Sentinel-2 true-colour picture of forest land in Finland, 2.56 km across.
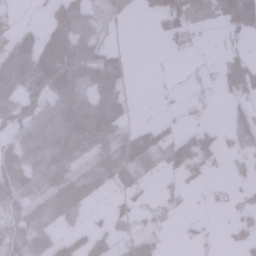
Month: January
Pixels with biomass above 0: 55%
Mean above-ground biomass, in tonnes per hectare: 47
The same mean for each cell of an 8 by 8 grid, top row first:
12 34 65 23 8 92 27 140
64 63 77 22 0 21 3 19
69 90 76 67 0 2 14 99
43 67 96 84 1 11 11 46
51 83 86 99 84 85 64 55
61 77 59 78 33 34 23 17
43 59 37 28 26 20 6 30
51 69 62 41 58 4 11 32
